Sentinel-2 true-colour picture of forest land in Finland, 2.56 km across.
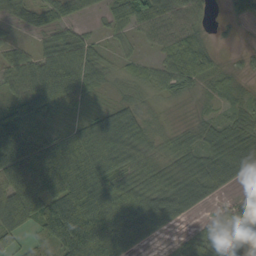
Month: September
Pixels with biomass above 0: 83%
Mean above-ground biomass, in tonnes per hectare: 58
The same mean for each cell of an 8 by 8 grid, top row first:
27 41 24 40 70 64 20 29
8 44 59 16 17 70 38 7
53 94 90 29 39 62 32 14
68 48 18 37 30 9 15 33
115 80 74 74 49 49 53 82
120 129 101 59 68 75 91 43
115 59 101 92 106 76 18 35
36 49 154 153 67 15 66 54
